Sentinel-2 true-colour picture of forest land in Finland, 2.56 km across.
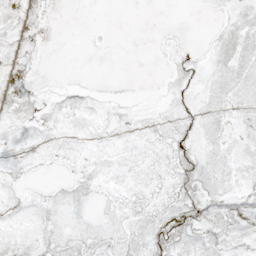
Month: May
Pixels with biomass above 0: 59%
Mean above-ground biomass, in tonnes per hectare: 6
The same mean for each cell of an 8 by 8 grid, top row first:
12 4 0 0 0 0 1 8
9 2 0 0 0 3 4 12
12 1 0 0 0 6 5 10
10 5 6 4 3 7 8 9
4 5 4 5 4 10 7 6
4 1 6 5 6 10 11 7
6 8 5 5 7 12 12 9
8 9 9 8 10 14 10 7
